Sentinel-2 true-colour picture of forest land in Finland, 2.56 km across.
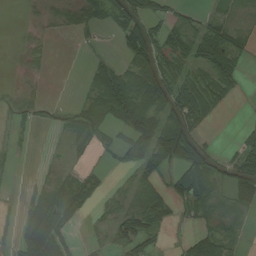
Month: August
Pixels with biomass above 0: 53%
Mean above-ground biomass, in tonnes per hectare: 36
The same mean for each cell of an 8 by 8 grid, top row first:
0 14 33 36 55 23 24 17
4 10 4 3 78 60 76 35
3 4 4 66 79 74 67 28
22 15 37 72 81 79 52 1
9 1 15 35 80 118 36 35
4 12 24 5 37 26 63 62
11 69 36 16 68 30 30 26
35 108 12 38 49 8 45 9
